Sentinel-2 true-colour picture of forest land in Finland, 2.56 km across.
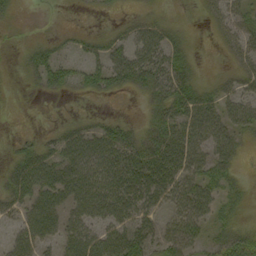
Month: September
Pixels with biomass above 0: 62%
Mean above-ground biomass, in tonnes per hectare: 26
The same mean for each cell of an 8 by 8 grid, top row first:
9 0 1 4 8 2 12 25
5 20 17 26 36 26 0 24
2 38 23 36 34 42 8 22
1 0 3 3 8 44 42 32
11 19 44 46 27 38 40 17
40 48 50 55 44 42 37 10
31 44 36 44 37 34 32 14
31 29 45 39 34 44 22 32
